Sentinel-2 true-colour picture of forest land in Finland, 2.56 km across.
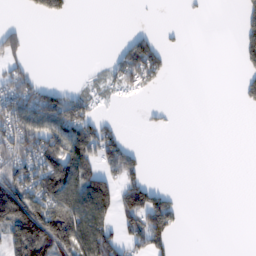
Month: February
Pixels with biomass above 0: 37%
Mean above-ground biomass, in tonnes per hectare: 53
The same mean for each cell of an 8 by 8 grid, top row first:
0 43 0 0 1 0 4 30
57 0 0 10 109 7 0 44
75 11 9 44 93 2 0 27
140 158 100 3 7 3 0 3
132 138 145 96 4 0 0 0
97 138 133 66 47 0 0 0
161 148 128 81 168 49 0 0
135 196 145 102 98 23 0 0
